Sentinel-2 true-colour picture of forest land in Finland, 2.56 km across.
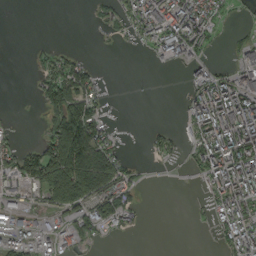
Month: September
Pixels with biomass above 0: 46%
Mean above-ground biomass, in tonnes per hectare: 57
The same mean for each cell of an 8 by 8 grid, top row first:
0 0 0 35 98 119 91 8
0 15 5 5 28 110 24 51
0 69 97 3 1 6 87 83
3 47 139 6 0 3 148 145
41 101 193 56 10 28 126 165
120 120 177 105 13 3 82 149
77 59 69 92 20 0 27 117
71 47 48 8 0 0 3 103
